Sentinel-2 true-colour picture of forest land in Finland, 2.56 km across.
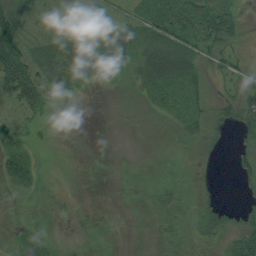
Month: August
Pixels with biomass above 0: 69%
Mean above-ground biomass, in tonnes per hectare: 21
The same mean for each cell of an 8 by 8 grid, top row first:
40 13 9 36 24 54 62 21
49 22 32 39 30 49 40 19
73 36 14 12 32 41 26 34
20 17 0 5 18 31 35 50
27 6 1 1 6 11 17 25
42 6 1 1 5 5 4 27
3 8 3 1 4 3 33 20
18 18 2 2 2 2 26 58
